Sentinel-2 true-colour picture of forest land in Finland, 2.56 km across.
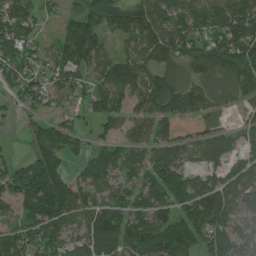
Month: June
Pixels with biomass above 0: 80%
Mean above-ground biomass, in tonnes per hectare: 96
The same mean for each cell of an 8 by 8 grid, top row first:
137 36 101 122 111 100 98 151
99 42 159 37 93 119 92 151
85 73 65 132 117 90 81 111
26 35 41 94 82 132 91 32
7 107 34 56 72 93 95 49
114 188 45 75 89 103 56 89
68 189 100 99 83 103 196 89
106 107 82 179 153 183 110 91
